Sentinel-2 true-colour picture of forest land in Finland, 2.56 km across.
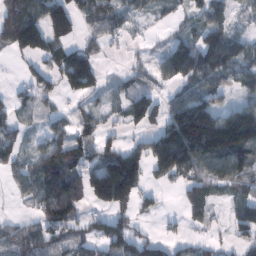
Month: February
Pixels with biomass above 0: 67%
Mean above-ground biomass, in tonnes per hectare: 79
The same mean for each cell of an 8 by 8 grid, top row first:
164 127 63 49 31 21 64 25
93 102 82 18 14 90 154 71
12 55 149 14 41 90 112 62
36 22 34 36 107 104 127 106
41 57 95 65 58 211 209 208
46 104 95 243 80 82 86 98
6 100 70 131 31 8 59 68
78 93 68 128 84 34 22 50
